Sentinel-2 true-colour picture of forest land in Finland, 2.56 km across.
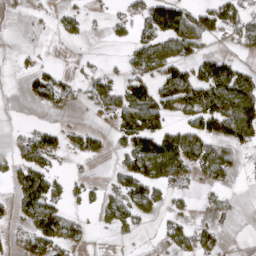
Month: April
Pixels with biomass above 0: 45%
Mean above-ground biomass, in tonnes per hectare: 54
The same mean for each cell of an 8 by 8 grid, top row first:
3 10 34 26 73 121 76 77
7 4 3 7 84 92 22 27
4 76 34 56 70 127 147 115
1 16 8 66 125 56 136 163
33 68 42 23 109 102 83 69
61 79 18 26 116 83 61 19
34 88 28 68 87 24 21 8
30 87 34 10 2 59 52 1
